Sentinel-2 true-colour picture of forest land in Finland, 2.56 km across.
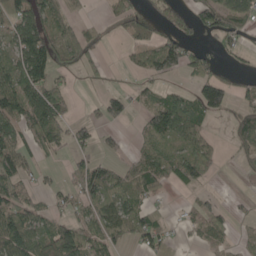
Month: May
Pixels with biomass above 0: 55%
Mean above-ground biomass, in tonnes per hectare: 50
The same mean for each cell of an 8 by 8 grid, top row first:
82 72 15 22 34 44 71 67
75 102 92 3 48 77 20 25
94 75 14 10 28 19 68 23
91 128 8 53 35 96 69 35
72 71 43 19 28 40 44 37
74 10 55 64 78 53 37 13
85 31 46 69 47 3 35 11
104 68 93 59 54 15 39 14
